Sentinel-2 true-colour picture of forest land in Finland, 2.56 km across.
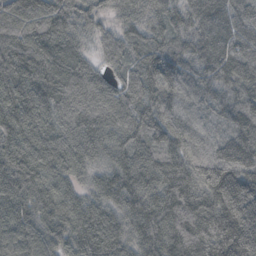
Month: October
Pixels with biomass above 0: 99%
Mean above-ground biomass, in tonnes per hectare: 88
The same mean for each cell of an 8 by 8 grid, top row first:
102 114 70 37 54 67 85 83
101 87 36 67 79 71 87 98
101 97 98 52 107 87 63 100
111 87 107 94 93 79 41 82
113 101 89 62 81 86 45 83
133 80 36 75 91 125 96 99
91 85 79 65 99 114 104 130
97 82 96 85 86 102 111 173
